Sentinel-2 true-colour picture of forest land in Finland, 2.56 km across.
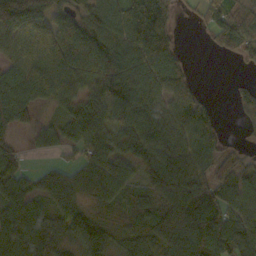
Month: October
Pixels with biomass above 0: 81%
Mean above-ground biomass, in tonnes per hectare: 87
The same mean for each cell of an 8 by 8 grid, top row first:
146 83 75 93 143 40 54 60
107 120 140 109 119 53 10 66
121 147 103 103 99 92 0 12
112 21 85 85 97 92 62 30
45 51 86 85 97 98 89 12
87 55 77 125 58 107 82 97
97 56 73 54 77 145 144 107
113 88 122 75 82 133 169 123
